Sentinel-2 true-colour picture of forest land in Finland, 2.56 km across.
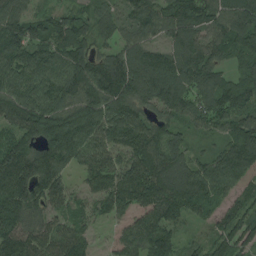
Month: August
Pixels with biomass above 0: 93%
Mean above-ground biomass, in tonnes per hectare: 109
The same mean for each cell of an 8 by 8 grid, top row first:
99 71 64 70 104 123 123 152
117 107 94 63 96 101 114 119
107 121 148 146 150 136 103 70
134 172 159 133 85 97 112 112
105 149 137 112 139 86 26 129
175 147 52 117 139 159 124 155
135 79 57 83 101 120 59 77
122 104 90 33 125 69 57 91
